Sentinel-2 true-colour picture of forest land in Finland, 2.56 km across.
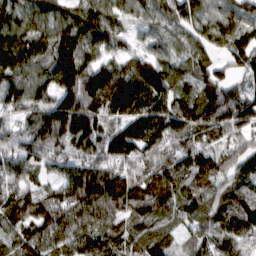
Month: March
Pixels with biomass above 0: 95%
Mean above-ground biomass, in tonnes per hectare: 102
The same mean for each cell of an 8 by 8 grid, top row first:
88 88 103 71 61 84 82 86
150 108 131 75 48 73 86 102
104 105 168 157 133 91 97 48
69 125 185 99 120 103 117 108
69 135 109 109 118 81 79 65
77 47 130 125 99 119 105 89
103 106 134 122 129 105 105 140
80 110 116 95 99 56 77 107
